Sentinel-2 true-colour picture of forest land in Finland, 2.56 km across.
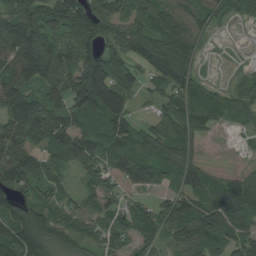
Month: August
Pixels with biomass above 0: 87%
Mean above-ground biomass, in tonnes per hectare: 78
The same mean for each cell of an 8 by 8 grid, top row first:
101 85 115 89 80 107 65 32
119 110 94 54 76 127 18 3
119 81 118 130 50 113 23 30
139 109 80 132 10 79 66 50
93 82 109 91 70 86 17 9
99 64 41 62 72 77 65 46
83 67 53 57 49 93 92 107
132 114 66 64 67 79 108 82
